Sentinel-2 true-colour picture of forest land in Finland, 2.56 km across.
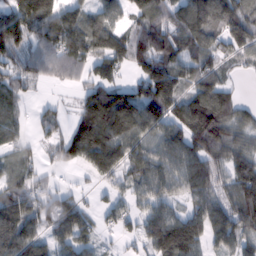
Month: February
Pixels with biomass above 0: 82%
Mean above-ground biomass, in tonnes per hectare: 96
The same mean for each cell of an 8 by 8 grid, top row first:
158 201 85 67 96 85 142 118
124 103 143 139 127 102 94 94
79 43 47 96 125 134 95 18
46 35 92 175 144 100 183 70
47 42 158 140 82 114 127 79
64 27 16 73 106 113 118 118
120 77 64 47 63 61 114 123
135 66 73 15 69 166 75 84
